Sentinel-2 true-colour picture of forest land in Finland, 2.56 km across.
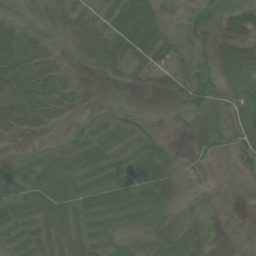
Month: August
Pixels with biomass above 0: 67%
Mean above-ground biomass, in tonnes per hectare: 22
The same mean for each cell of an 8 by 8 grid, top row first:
8 11 21 18 46 9 16 28
39 14 24 33 32 12 31 46
38 25 6 9 13 30 33 77
40 32 7 9 3 7 30 41
7 5 18 19 17 5 21 23
17 49 26 12 37 21 0 8
30 43 16 20 25 19 9 0
10 19 20 16 24 36 18 0
